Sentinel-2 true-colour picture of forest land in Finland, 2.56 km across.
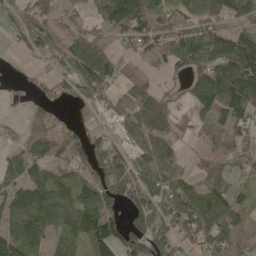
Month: May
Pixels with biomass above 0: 75%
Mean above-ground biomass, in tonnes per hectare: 86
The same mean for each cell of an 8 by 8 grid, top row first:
58 96 43 134 140 65 83 63
24 69 93 59 75 100 138 182
14 37 104 79 55 22 151 240
6 52 29 48 93 32 100 110
49 138 75 63 64 32 51 57
93 71 59 75 79 86 74 52
154 123 143 78 132 102 131 83
162 65 78 135 116 88 107 95
